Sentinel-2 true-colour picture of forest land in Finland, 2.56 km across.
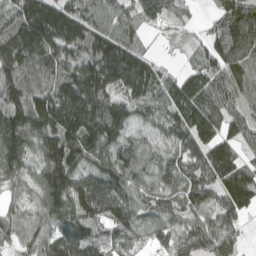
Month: April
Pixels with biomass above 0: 92%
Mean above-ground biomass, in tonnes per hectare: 115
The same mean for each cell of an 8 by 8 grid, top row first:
117 214 122 95 92 53 27 121
134 147 134 177 53 16 72 112
138 117 202 186 174 94 132 96
146 194 221 160 78 121 145 62
144 159 147 126 86 87 121 87
94 172 126 129 85 91 102 121
61 119 123 108 88 84 99 95
71 96 139 81 61 99 140 55
